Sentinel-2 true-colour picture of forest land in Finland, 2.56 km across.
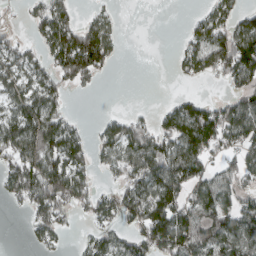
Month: March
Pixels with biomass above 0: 61%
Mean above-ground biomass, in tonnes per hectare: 76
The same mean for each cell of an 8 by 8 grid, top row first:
12 103 37 25 0 0 61 67
64 86 178 73 0 17 135 160
74 69 68 4 0 13 34 91
88 107 5 13 13 102 107 118
116 135 78 96 115 129 109 91
102 136 78 33 115 114 79 77
16 119 42 75 131 122 105 102
0 43 16 71 106 138 109 110
